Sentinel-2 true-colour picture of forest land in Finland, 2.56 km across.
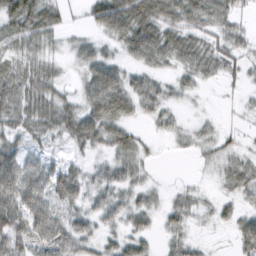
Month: February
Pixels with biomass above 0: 78%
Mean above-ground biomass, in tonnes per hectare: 33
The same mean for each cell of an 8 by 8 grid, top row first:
53 41 9 79 76 54 49 25
30 18 21 17 64 54 40 26
57 46 22 57 33 21 19 17
54 53 57 72 25 16 5 10
28 20 40 54 22 11 21 14
37 45 39 34 21 1 5 43
32 15 30 38 32 28 12 21
54 26 34 23 29 22 5 36
